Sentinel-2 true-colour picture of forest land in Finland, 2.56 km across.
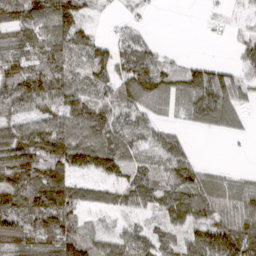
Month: April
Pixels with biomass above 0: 79%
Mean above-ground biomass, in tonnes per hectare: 87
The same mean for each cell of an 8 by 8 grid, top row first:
82 124 85 15 17 0 15 25
78 108 85 74 83 4 1 56
116 124 76 102 146 100 158 61
72 92 111 83 73 43 129 59
162 136 134 125 73 71 0 5
106 131 71 91 104 122 68 38
104 132 78 64 74 137 117 108
107 92 109 73 93 83 152 183
